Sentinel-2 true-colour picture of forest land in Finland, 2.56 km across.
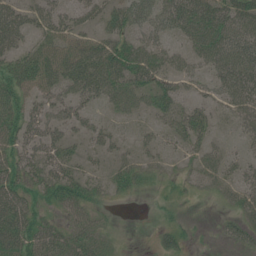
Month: July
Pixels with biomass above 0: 68%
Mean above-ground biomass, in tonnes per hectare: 32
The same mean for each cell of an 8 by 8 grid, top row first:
41 35 25 38 40 57 61 55
34 36 46 48 40 20 48 57
42 45 59 55 41 31 29 58
43 34 28 17 23 38 25 35
43 37 17 21 16 21 25 12
44 36 30 27 23 9 25 25
52 21 33 8 1 9 1 27
49 47 31 13 0 21 2 26
